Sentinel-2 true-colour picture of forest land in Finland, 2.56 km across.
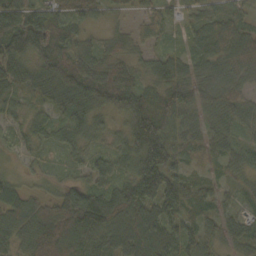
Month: October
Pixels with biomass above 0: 94%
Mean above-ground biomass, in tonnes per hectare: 70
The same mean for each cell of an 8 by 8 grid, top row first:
112 90 65 34 37 34 53 57
120 115 64 45 31 24 75 85
89 101 124 93 43 87 73 62
43 49 76 68 120 100 57 68
37 39 55 37 149 80 53 47
24 24 30 75 149 69 22 37
73 65 144 101 109 86 40 30
65 99 88 76 107 80 44 45
